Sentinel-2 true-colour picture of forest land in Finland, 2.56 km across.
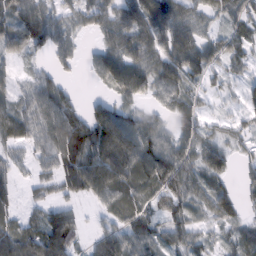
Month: February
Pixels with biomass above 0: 81%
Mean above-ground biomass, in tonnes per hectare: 51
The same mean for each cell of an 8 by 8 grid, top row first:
66 58 42 59 86 66 35 57
61 52 23 58 69 78 54 52
27 40 9 65 61 68 37 31
46 74 45 74 35 52 24 32
35 31 91 113 69 53 51 34
24 13 79 97 62 47 67 24
24 34 17 48 43 50 55 43
75 88 33 77 68 44 28 39
